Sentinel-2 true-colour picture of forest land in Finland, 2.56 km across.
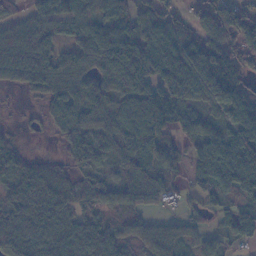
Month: November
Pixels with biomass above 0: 82%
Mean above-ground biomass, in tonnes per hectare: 68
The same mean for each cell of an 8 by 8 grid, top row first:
43 71 79 72 54 54 57 121
71 52 67 116 100 102 100 148
46 73 74 78 105 164 137 114
5 39 72 53 41 104 48 74
32 4 52 58 77 37 104 96
70 60 26 29 73 36 89 115
64 80 39 45 57 18 36 46
92 77 81 65 46 52 41 43
